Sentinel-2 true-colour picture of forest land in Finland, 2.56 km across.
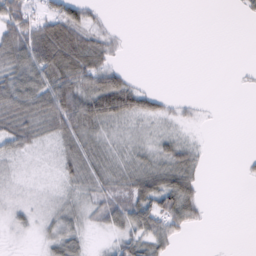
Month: February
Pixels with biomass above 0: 59%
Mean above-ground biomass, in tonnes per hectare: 30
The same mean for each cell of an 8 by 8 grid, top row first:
76 47 48 5 0 0 0 5
73 98 77 27 0 0 0 0
62 66 63 61 5 0 0 2
65 67 81 72 42 15 3 0
36 14 52 22 16 32 3 0
7 4 38 37 63 73 6 4
12 12 24 54 75 81 9 0
4 22 27 18 58 27 0 0
